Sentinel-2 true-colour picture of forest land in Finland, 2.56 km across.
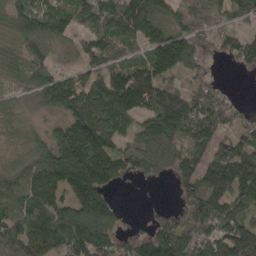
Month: April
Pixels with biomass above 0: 83%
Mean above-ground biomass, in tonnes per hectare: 100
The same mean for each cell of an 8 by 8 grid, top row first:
83 86 61 102 114 58 58 78
72 72 49 87 74 164 42 118
63 95 78 117 158 62 39 2
62 46 125 130 107 172 126 42
53 99 178 87 90 101 109 98
83 138 189 115 60 84 122 168
103 120 158 98 14 76 156 111
93 129 137 96 116 162 138 178
